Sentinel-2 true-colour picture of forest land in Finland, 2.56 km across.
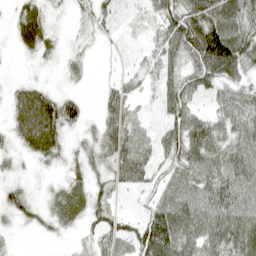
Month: April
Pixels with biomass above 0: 81%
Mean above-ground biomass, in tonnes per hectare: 47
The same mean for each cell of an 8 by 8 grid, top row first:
49 29 19 23 17 86 101 71
42 30 14 8 14 72 131 87
16 7 14 15 24 51 60 39
44 73 41 54 14 65 29 65
30 67 22 68 54 80 75 53
18 9 28 49 58 53 64 70
42 20 21 32 28 81 72 75
5 9 24 50 91 80 69 83
